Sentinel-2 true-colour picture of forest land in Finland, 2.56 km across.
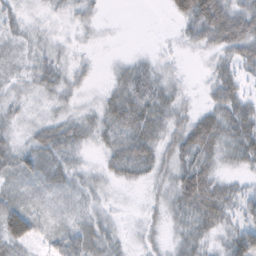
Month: February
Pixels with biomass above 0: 84%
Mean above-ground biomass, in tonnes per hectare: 29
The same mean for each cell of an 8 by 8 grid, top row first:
19 12 18 1 0 29 77 63
16 18 9 2 3 8 28 56
16 30 17 19 39 14 16 35
21 18 17 38 44 27 34 49
27 45 22 30 41 38 58 50
34 36 19 20 22 42 53 15
46 20 16 11 13 31 61 34
56 22 40 23 17 22 25 61
